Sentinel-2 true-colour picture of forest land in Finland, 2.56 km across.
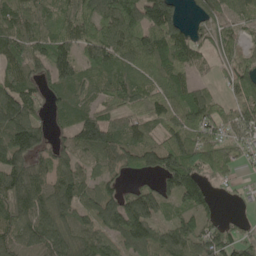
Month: May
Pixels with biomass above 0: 85%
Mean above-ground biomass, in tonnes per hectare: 91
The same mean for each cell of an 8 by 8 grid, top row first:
106 65 105 117 165 130 74 61
110 117 89 123 116 126 52 48
82 73 75 65 69 71 25 86
144 47 67 59 76 87 82 79
139 59 92 108 103 118 107 68
118 89 87 58 49 159 66 25
121 124 95 119 129 58 62 8
92 123 121 85 138 121 98 76
